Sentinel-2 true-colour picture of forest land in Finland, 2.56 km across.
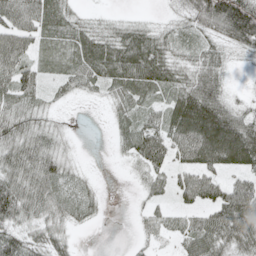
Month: May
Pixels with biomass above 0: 78%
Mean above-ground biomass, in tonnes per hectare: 46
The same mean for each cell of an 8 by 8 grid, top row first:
67 59 18 9 6 14 85 136
66 31 53 63 73 32 33 40
69 24 41 52 68 42 58 2
59 20 2 19 33 70 101 39
70 45 3 10 62 61 113 115
71 58 13 1 26 33 51 43
84 50 31 1 18 24 48 98
69 49 5 0 22 26 69 70
